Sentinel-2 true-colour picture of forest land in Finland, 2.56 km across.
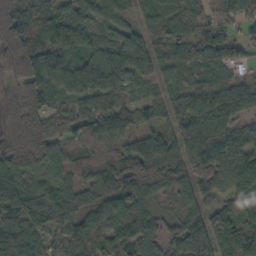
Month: October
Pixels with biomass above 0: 92%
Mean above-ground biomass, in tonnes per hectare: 89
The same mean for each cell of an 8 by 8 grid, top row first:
143 112 76 63 46 53 44 62
175 137 132 100 98 77 91 52
112 115 130 127 58 42 54 54
142 101 80 78 46 54 98 73
172 91 76 73 99 85 103 73
101 67 69 115 122 54 72 89
106 116 81 89 80 42 68 83
91 79 95 87 85 77 100 102
